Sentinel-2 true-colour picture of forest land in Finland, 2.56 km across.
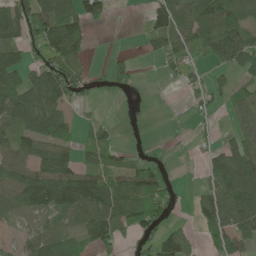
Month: June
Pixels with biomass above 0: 61%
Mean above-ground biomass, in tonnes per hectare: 58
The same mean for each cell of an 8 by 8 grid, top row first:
103 130 103 18 23 80 89 48
84 97 69 2 19 59 63 109
89 118 54 36 2 20 38 37
104 102 13 1 0 1 23 43
66 86 36 34 5 4 21 67
67 138 97 55 91 7 55 122
35 83 81 83 78 15 73 109
18 73 44 64 40 77 29 76
